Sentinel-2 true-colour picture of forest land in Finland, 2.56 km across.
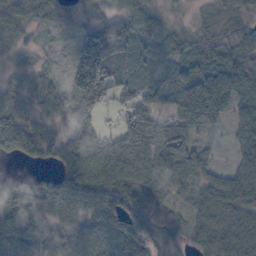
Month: October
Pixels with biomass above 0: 88%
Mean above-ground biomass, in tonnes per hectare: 62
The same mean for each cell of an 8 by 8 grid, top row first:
62 58 44 50 58 16 40 62
45 13 59 112 59 48 69 114
37 33 87 81 67 67 73 84
44 50 87 27 56 57 64 32
81 69 107 75 80 46 19 20
36 30 115 107 81 62 38 25
73 88 75 85 79 40 60 71
69 90 83 74 66 39 58 69
